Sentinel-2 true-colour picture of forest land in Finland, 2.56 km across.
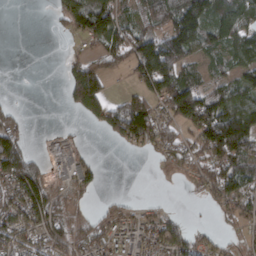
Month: March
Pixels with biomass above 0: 63%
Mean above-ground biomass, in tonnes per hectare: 78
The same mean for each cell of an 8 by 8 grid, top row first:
0 10 147 135 76 144 119 117
0 0 23 99 127 165 76 98
0 0 156 37 111 147 50 65
34 0 58 107 154 139 151 149
107 43 37 25 74 76 133 157
161 87 96 0 0 48 96 116
92 126 28 36 41 6 17 78
83 85 71 81 101 99 38 35
